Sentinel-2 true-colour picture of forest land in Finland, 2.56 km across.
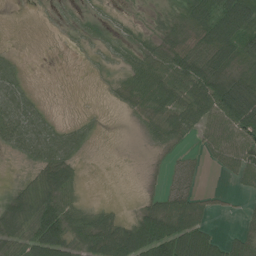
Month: July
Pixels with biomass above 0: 61%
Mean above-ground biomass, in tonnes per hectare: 39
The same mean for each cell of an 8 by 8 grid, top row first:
0 3 12 11 7 40 57 85
4 0 7 21 35 47 56 72
42 0 0 12 58 68 91 77
71 16 4 2 38 47 65 119
50 76 40 0 11 20 32 63
4 56 15 0 2 12 4 38
63 70 32 17 28 53 23 6
55 100 48 93 113 101 67 40
